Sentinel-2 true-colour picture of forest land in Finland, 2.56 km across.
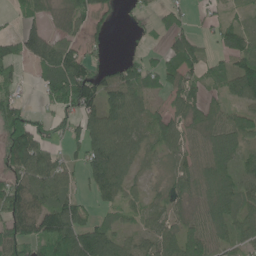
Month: June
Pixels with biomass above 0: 75%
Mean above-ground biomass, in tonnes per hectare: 62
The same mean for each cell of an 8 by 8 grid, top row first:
22 43 59 26 13 30 19 21
52 90 45 11 17 57 24 72
40 89 127 55 61 60 46 104
70 31 78 79 50 50 58 53
141 59 58 123 58 66 84 75
73 87 32 105 22 54 112 73
95 95 58 37 43 38 79 69
80 94 121 70 40 75 69 44
